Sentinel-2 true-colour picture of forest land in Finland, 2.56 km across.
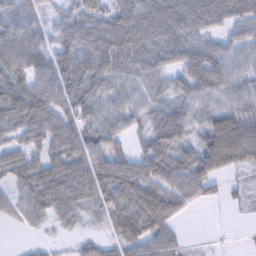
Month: February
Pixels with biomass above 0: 86%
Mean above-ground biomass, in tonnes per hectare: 59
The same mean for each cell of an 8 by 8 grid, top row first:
48 33 64 58 70 75 78 71
69 51 67 77 61 64 61 53
58 84 73 58 60 51 101 49
62 70 66 54 48 73 55 61
37 62 79 56 55 78 104 123
47 80 85 87 90 81 80 19
50 60 50 65 102 60 8 12
2 11 23 35 72 37 5 3
